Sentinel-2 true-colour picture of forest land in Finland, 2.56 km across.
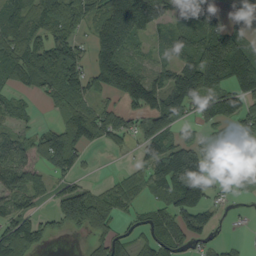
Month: September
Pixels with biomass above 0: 71%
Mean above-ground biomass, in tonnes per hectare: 82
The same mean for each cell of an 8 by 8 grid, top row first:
82 88 76 138 140 89 117 16
103 107 55 142 37 69 156 121
59 116 99 146 115 116 181 122
43 17 88 50 92 82 61 87
66 93 86 33 63 81 63 117
78 40 43 12 61 157 116 86
71 33 206 77 35 112 82 8
140 33 10 82 46 83 36 11
